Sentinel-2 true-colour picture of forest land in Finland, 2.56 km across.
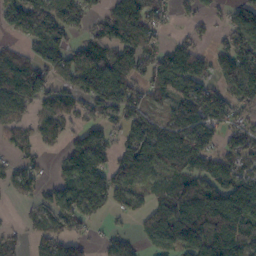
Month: October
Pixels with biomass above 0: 73%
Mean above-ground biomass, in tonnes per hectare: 89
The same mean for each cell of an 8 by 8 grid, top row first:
131 136 92 94 101 28 36 97
35 130 70 92 115 71 33 122
138 92 88 143 83 120 74 150
80 60 63 102 98 94 129 71
44 30 82 74 131 122 90 99
65 22 127 112 95 88 97 94
12 72 86 58 55 126 164 144
35 94 51 55 53 111 136 126
